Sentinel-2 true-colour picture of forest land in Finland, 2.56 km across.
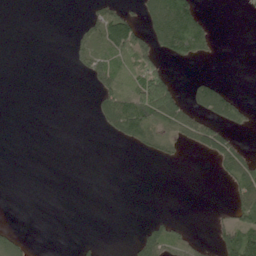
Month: June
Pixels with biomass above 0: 25%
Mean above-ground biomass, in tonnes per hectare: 29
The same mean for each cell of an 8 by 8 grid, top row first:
0 0 4 78 48 143 16 1
0 0 21 70 72 88 38 0
0 0 5 63 103 38 37 0
0 0 0 93 131 100 70 54
0 0 0 7 39 23 69 22
0 0 0 0 0 0 1 60
0 0 0 0 0 0 2 70
34 0 7 0 60 47 11 135
